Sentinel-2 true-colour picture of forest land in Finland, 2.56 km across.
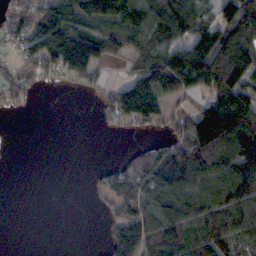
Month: October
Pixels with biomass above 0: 61%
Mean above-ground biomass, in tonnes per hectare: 67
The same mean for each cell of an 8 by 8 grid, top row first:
72 116 130 120 94 120 58 112
47 130 184 56 79 90 53 101
44 25 52 16 135 148 119 80
8 0 0 81 131 31 117 106
0 0 0 0 20 61 168 111
0 0 0 47 88 102 100 102
0 0 0 38 90 83 92 84
0 0 0 74 115 80 92 62
